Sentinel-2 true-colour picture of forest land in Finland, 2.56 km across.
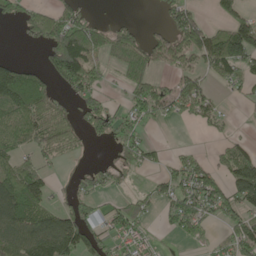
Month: May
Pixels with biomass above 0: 55%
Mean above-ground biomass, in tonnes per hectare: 72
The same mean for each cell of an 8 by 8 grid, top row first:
58 81 60 10 1 81 19 60
4 99 168 84 90 100 139 154
183 74 112 20 87 58 45 63
128 114 59 66 85 52 52 6
74 94 33 67 67 5 9 45
105 40 29 41 15 82 85 144
164 71 60 35 54 82 79 84
111 175 129 51 37 22 24 101
